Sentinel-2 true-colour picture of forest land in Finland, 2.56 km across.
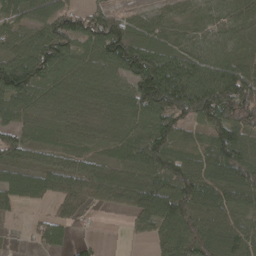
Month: April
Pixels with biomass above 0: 86%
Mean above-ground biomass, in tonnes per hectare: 90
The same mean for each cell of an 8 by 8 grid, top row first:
78 97 80 70 49 37 64 69
85 137 70 156 143 87 89 65
162 96 89 72 178 144 126 127
68 52 70 73 113 143 152 138
89 55 66 52 102 81 77 89
68 96 112 103 123 144 106 100
48 34 84 44 145 140 100 64
3 66 23 0 23 119 118 95
